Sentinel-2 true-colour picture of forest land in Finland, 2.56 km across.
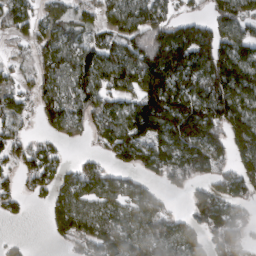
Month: March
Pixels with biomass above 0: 72%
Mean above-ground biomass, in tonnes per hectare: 98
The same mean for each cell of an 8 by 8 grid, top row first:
97 52 51 55 104 47 49 86
14 77 100 90 120 234 164 111
29 96 143 96 158 150 178 187
61 99 113 98 189 222 186 139
68 46 19 100 136 186 174 108
49 84 86 59 50 81 80 102
32 41 94 81 106 19 154 68
13 11 62 130 135 131 72 105
